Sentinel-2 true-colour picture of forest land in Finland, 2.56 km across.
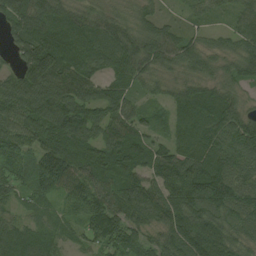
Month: August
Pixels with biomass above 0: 94%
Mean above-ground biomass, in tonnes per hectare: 85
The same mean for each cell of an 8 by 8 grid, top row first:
79 104 65 68 66 19 36 60
66 148 101 104 93 80 50 67
66 120 104 79 62 53 62 69
99 136 130 84 42 62 103 74
86 86 100 110 87 81 108 119
62 90 94 93 82 122 143 74
38 43 68 115 123 129 104 90
86 57 47 104 64 100 141 68
